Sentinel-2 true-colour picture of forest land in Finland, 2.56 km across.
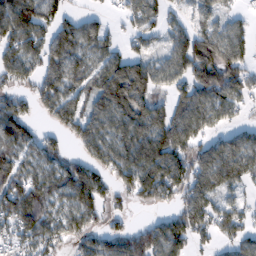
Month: February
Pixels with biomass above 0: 77%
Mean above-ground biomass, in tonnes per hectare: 89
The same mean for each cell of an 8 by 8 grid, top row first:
142 92 45 22 82 28 63 31
94 106 85 45 46 76 143 83
67 88 74 157 113 75 154 98
105 66 89 124 104 98 107 41
99 64 75 110 128 130 67 81
95 96 130 79 134 121 118 93
157 96 102 36 27 68 96 56
77 101 68 88 136 108 45 74
